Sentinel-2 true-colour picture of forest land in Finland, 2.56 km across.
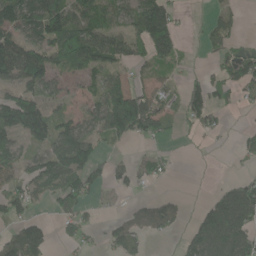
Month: June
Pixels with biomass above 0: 57%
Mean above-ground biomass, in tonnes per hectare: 66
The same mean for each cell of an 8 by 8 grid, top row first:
127 156 85 62 144 49 22 20
109 98 150 91 76 71 41 21
77 74 48 49 31 24 58 76
178 84 43 143 146 46 85 12
56 86 135 29 20 6 3 22
63 109 100 49 39 8 1 19
69 20 59 9 52 40 56 129
92 74 47 49 40 15 122 110
